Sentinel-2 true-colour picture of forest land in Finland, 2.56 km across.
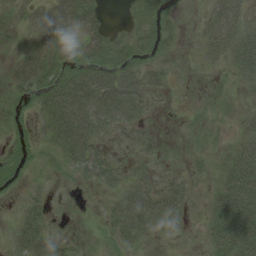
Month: August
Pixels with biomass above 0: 64%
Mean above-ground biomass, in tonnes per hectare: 26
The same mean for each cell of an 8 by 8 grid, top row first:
15 48 55 4 20 11 27 37
15 53 29 30 26 7 29 47
32 46 53 56 37 3 5 20
21 41 59 54 23 1 3 13
18 15 58 17 21 2 5 31
20 6 15 26 23 18 9 51
9 17 1 23 56 32 23 55
23 37 4 16 20 6 19 50
